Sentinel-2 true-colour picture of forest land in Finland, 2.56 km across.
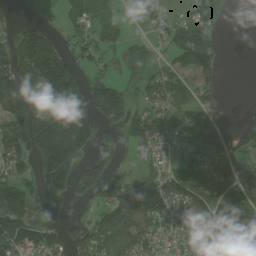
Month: July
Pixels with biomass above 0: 67%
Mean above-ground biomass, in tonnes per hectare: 88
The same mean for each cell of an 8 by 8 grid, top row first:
6 11 75 32 63 43 69 0
86 97 67 54 42 103 137 0
130 167 73 64 57 102 71 0
128 124 154 106 89 92 74 30
127 186 134 52 106 72 79 86
79 110 127 57 67 100 123 105
171 2 8 108 163 111 146 140
150 115 75 109 88 70 75 145
